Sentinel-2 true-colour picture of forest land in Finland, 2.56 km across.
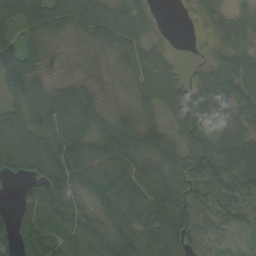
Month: August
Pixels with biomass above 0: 91%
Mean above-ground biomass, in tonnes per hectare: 81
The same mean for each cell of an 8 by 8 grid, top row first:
102 109 108 89 56 0 71 51
99 50 33 63 65 9 19 62
117 43 45 20 51 51 69 108
67 123 142 45 55 64 85 91
121 100 107 110 97 60 74 97
57 136 105 125 122 77 111 106
47 103 87 102 113 132 58 64
82 104 120 117 110 122 62 9
